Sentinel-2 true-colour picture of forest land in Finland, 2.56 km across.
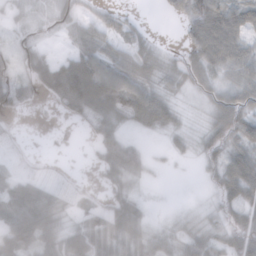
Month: November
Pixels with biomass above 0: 73%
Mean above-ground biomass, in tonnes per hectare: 44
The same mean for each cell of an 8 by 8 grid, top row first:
22 29 40 27 6 23 73 64
36 21 57 48 44 14 85 55
59 73 147 115 65 37 46 52
32 3 51 69 82 29 33 76
8 0 2 62 18 18 43 66
32 10 3 35 25 2 22 92
77 60 20 44 23 7 23 56
88 53 59 51 43 39 52 66
